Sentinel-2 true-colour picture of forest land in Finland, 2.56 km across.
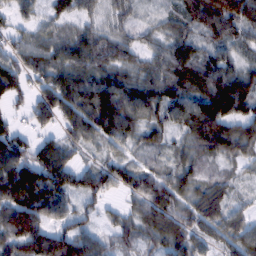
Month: February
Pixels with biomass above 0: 89%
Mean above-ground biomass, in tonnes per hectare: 73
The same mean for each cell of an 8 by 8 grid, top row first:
34 35 45 30 21 45 111 115
45 64 77 66 46 65 61 47
72 70 81 85 78 93 100 103
25 76 97 145 102 85 149 94
89 63 35 54 44 36 102 95
150 116 77 75 43 60 31 22
140 107 51 19 76 90 88 37
101 105 107 46 56 86 58 76
